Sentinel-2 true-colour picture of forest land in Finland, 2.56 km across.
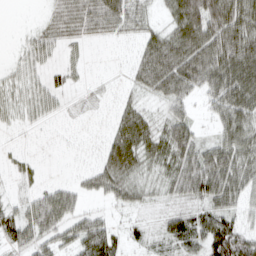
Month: March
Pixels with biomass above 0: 71%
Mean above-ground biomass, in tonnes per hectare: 42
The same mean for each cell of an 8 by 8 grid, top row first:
0 24 75 78 36 57 95 79
11 44 21 5 44 78 85 87
33 34 12 4 51 89 71 90
28 29 10 15 37 42 25 75
0 0 0 0 48 79 39 70
0 1 0 7 20 59 93 63
30 73 33 22 26 29 52 40
52 48 66 63 22 51 65 78
